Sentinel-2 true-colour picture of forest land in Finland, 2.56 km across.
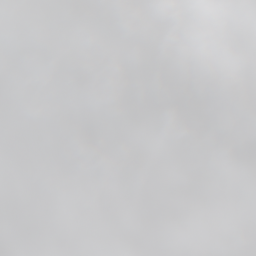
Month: June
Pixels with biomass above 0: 98%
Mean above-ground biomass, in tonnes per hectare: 72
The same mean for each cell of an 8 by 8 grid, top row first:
88 62 83 87 52 56 60 50
68 64 93 89 72 42 35 47
77 59 87 102 58 38 29 41
54 78 105 96 65 48 44 50
65 69 97 104 70 55 54 61
92 59 93 101 83 65 58 72
94 70 100 95 91 74 70 63
94 77 84 115 91 83 73 64
